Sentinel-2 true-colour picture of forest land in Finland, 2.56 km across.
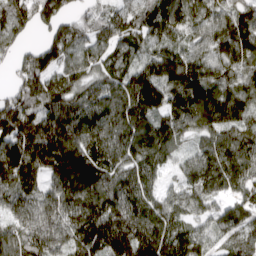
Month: April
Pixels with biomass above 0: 94%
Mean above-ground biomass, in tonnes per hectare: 128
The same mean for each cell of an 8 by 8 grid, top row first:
116 123 68 93 104 144 110 122
69 125 91 106 101 115 127 156
63 116 106 104 190 173 159 120
162 130 136 133 161 156 146 111
154 188 164 139 141 89 94 123
160 125 209 132 126 65 143 110
95 125 156 162 140 104 78 105
105 134 136 186 201 161 88 85
